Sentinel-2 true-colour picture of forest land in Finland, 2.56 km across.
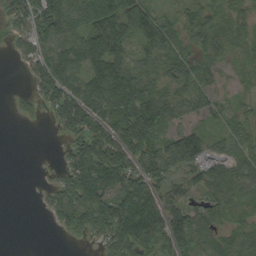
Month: September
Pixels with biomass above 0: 76%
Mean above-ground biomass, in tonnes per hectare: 59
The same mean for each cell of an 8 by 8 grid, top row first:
53 94 82 116 99 29 39 42
26 66 87 117 62 46 51 33
1 94 72 123 67 58 34 21
15 32 107 86 121 70 46 29
0 0 68 119 101 75 59 52
0 8 79 77 91 45 61 65
0 28 88 102 114 60 46 39
0 0 16 69 80 77 49 58
